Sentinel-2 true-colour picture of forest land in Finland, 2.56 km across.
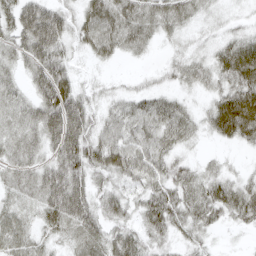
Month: April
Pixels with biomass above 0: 81%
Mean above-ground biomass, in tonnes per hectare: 41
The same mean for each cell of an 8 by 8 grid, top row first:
57 71 37 63 52 51 20 10
38 70 21 43 24 13 19 52
26 66 17 7 9 20 28 58
42 68 64 32 44 45 33 93
41 48 70 59 54 38 7 25
40 61 54 44 59 40 32 17
29 54 73 40 42 54 53 48
37 21 40 51 37 25 15 1
